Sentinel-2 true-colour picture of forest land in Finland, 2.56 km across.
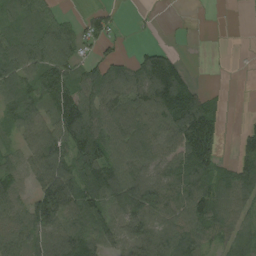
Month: August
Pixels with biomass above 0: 73%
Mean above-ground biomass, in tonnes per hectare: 68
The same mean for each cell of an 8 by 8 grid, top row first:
58 43 19 26 3 2 1 0
89 90 44 16 24 14 0 1
81 90 60 93 113 164 1 0
80 60 119 75 85 151 105 1
35 91 130 83 73 78 154 35
56 109 85 100 73 75 90 74
62 156 94 79 108 77 89 59
66 76 86 56 85 77 54 53
